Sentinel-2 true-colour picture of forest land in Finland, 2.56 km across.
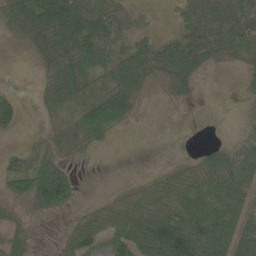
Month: June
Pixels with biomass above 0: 69%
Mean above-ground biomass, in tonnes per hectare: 46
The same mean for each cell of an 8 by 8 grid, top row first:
75 118 80 41 12 21 56 62
10 66 80 50 47 62 60 59
1 31 72 60 44 55 5 9
52 29 74 96 9 4 4 5
6 31 36 15 0 6 13 27
59 88 16 1 12 40 63 73
20 53 14 41 73 91 98 59
36 2 56 53 76 134 101 76
